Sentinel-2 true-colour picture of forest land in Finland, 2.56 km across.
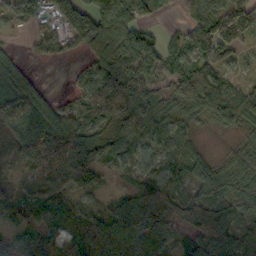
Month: October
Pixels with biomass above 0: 83%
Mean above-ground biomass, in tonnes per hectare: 83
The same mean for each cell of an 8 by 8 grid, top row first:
34 48 116 153 66 13 111 192
15 42 44 91 114 62 133 62
104 10 44 125 91 79 99 36
184 104 92 126 115 62 68 93
72 124 103 74 43 31 12 39
31 104 121 21 60 46 94 75
86 66 60 72 114 69 107 116
56 114 119 145 99 61 133 97
